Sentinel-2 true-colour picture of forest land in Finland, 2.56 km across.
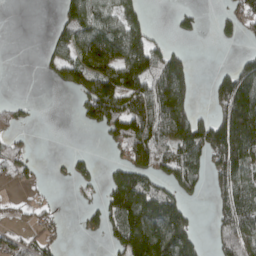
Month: April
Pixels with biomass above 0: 50%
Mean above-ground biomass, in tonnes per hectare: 89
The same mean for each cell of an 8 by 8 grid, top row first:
0 2 136 96 67 29 3 84
0 38 134 164 158 40 0 17
0 23 110 182 162 180 27 198
35 0 40 192 149 180 46 241
37 0 0 56 162 149 189 232
40 9 41 71 114 126 82 131
13 22 27 135 226 138 14 148
44 40 6 65 243 182 29 162
